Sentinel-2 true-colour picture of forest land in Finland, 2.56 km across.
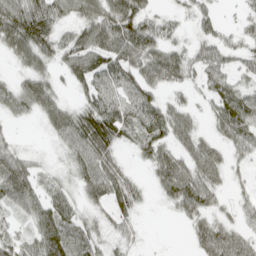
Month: April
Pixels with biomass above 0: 80%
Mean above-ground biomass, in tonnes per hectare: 50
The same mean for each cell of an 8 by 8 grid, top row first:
91 73 62 96 58 23 36 15
73 59 75 85 85 38 48 34
32 48 43 56 57 48 45 31
41 60 59 82 64 49 25 89
18 9 69 78 48 56 42 52
88 17 47 70 13 105 63 12
40 62 31 51 15 41 46 25
38 80 46 28 10 0 78 52
